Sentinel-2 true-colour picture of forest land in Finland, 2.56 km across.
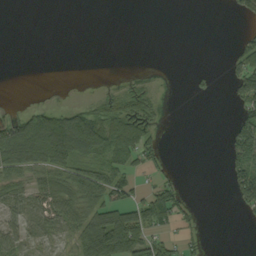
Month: September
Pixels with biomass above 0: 40%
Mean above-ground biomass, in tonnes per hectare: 38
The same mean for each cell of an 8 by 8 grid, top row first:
0 0 0 0 0 0 0 19
0 0 0 0 0 0 0 55
0 0 0 2 10 0 12 67
15 61 58 75 73 5 0 48
117 146 110 92 72 0 0 113
57 66 62 66 26 15 0 77
53 70 80 71 88 97 0 24
58 28 61 142 90 36 7 0
